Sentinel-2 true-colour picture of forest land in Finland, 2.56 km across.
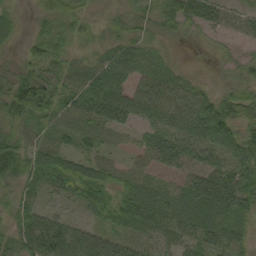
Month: September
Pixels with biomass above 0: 91%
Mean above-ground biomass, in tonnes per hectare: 43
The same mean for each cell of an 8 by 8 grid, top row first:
18 26 27 15 25 50 48 34
15 45 17 30 31 8 8 15
59 63 49 59 41 35 9 23
59 59 59 69 46 59 59 49
51 43 31 29 30 50 53 56
61 72 64 38 33 25 62 58
42 33 29 57 57 41 62 46
40 97 79 43 23 40 48 29
